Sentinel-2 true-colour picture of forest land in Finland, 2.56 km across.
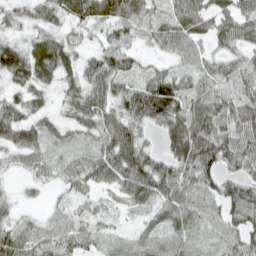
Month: April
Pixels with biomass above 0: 88%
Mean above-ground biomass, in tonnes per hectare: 51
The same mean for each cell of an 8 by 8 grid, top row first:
34 44 50 61 56 59 56 59
56 78 36 57 27 53 35 51
42 43 53 69 46 56 45 52
51 29 54 56 87 73 78 65
51 35 28 71 48 69 87 74
14 27 55 59 83 70 58 54
24 19 26 20 34 57 48 74
80 52 47 21 30 33 28 60
